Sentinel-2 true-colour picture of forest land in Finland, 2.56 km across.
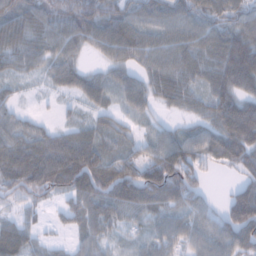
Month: February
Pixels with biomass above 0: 87%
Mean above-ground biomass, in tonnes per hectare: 70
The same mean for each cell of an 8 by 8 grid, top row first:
96 86 109 95 84 84 77 69
88 74 53 82 78 83 88 124
37 34 67 53 59 91 74 103
38 5 23 36 38 29 59 114
74 79 91 43 44 82 74 117
99 111 103 114 106 115 26 42
31 28 78 85 77 60 38 130
74 21 44 32 28 58 65 98
